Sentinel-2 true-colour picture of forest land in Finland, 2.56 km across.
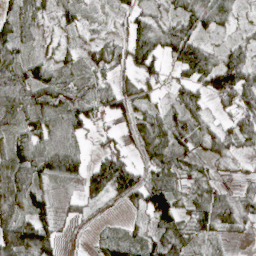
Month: April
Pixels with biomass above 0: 82%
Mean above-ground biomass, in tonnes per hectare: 50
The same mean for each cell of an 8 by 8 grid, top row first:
29 20 25 20 50 45 68 22
38 13 21 43 93 77 44 48
62 58 32 34 46 38 77 106
41 68 91 43 47 47 39 75
41 83 45 30 55 65 53 54
72 60 61 151 50 47 25 7
52 46 18 11 63 63 74 53
88 70 6 40 48 62 21 8
